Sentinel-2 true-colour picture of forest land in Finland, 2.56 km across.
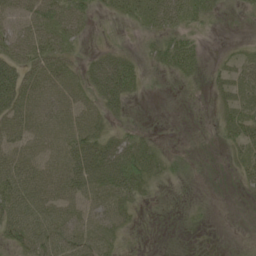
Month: June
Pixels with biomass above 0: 65%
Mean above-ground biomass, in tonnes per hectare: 27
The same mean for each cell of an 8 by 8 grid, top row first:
30 40 27 10 28 33 21 6
35 31 9 16 11 47 5 6
61 37 28 75 17 14 11 24
48 52 37 24 3 1 3 35
40 45 48 45 33 2 1 30
54 47 59 65 46 13 0 16
55 51 38 48 10 6 3 0
35 52 47 28 4 0 0 1
